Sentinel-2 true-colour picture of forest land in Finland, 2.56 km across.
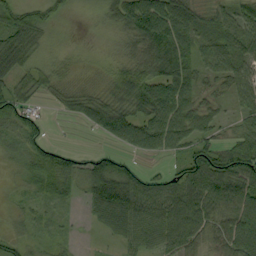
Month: September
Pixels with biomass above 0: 84%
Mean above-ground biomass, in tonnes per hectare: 51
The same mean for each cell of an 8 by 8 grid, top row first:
68 45 8 43 85 83 30 49
74 20 7 14 69 89 45 65
52 36 21 39 75 88 32 57
64 10 49 91 69 81 41 33
26 36 3 26 67 62 54 46
13 73 58 114 45 57 106 73
18 19 12 104 71 85 76 83
29 21 6 19 55 64 41 91
